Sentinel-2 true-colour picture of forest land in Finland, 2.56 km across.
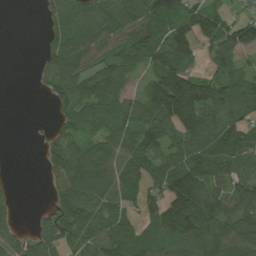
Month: August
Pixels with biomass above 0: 76%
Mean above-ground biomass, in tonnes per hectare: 80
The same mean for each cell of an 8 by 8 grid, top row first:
0 36 99 93 105 120 102 28
0 60 140 90 128 135 56 115
0 68 109 111 56 149 73 72
0 13 96 93 105 187 109 66
0 46 72 84 105 72 105 96
2 35 131 84 73 136 105 64
18 32 112 68 57 157 103 98
45 74 84 96 69 79 85 94
